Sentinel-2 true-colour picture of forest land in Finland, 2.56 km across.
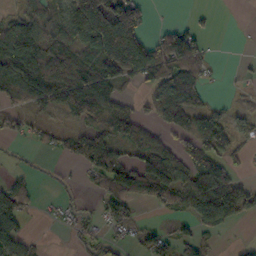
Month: October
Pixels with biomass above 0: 59%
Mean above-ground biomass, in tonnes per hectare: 63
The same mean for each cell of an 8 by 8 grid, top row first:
55 74 132 119 48 1 3 0
155 127 108 161 97 115 26 0
122 153 123 91 61 121 28 8
37 40 77 75 26 117 63 21
13 23 74 76 81 37 72 28
21 8 20 84 120 94 132 29
101 6 25 60 17 39 131 76
87 3 29 31 39 47 26 8
